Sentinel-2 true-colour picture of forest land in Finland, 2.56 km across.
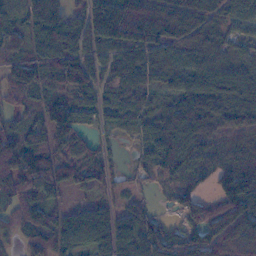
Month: November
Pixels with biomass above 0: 85%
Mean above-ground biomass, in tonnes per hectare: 80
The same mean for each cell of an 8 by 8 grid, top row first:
65 80 49 159 153 132 78 68
87 77 75 74 100 72 67 34
84 77 104 48 71 65 90 92
44 95 74 49 45 117 137 115
107 103 78 16 54 150 84 67
123 131 71 40 21 59 36 119
67 78 40 38 40 43 63 114
35 109 75 95 91 80 105 101
